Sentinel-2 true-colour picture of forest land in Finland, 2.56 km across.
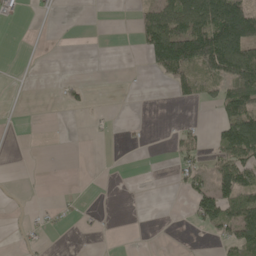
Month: May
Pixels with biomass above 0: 27%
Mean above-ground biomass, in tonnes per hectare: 33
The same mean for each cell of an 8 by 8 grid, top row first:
17 3 0 0 51 120 144 168
0 0 0 0 53 182 170 143
0 0 11 0 1 60 50 106
0 0 7 2 0 0 3 107
0 1 0 1 5 32 21 130
0 2 0 0 0 22 41 111
1 16 11 1 0 0 91 107
6 11 1 0 0 1 9 103
